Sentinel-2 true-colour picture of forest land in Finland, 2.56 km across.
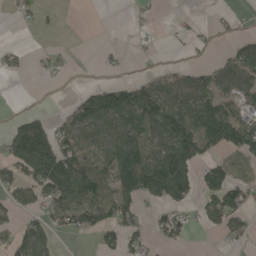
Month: May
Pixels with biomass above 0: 49%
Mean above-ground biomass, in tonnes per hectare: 60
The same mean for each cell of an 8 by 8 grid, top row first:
15 7 0 0 15 8 5 12
14 15 2 6 7 7 14 52
3 6 1 18 47 58 57 91
11 20 71 141 155 125 131 65
147 165 83 95 95 146 94 105
66 151 125 94 194 155 68 35
55 66 103 109 40 47 65 74
58 48 9 51 40 37 1 26
